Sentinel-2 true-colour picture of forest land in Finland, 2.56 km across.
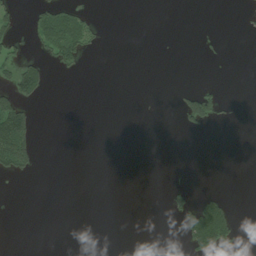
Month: July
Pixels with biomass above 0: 11%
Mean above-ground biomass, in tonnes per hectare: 16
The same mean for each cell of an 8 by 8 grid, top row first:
23 62 43 0 0 0 0 2
28 59 65 0 0 0 5 0
84 22 2 0 0 0 2 0
104 0 0 0 0 17 94 1
120 0 0 0 0 0 0 0
33 0 0 0 0 1 0 0
0 0 0 0 0 33 91 3
0 0 0 0 0 5 127 23
